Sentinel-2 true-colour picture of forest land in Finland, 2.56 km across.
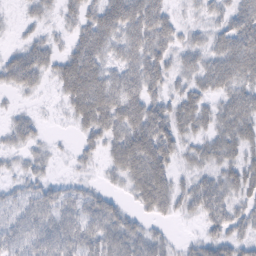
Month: February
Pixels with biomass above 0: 80%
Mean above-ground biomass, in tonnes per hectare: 44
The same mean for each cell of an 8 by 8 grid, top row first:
7 19 41 72 79 21 23 49
21 36 61 50 66 35 40 70
51 24 101 63 72 29 50 59
15 3 56 74 71 53 37 63
25 14 19 45 83 49 39 49
20 21 13 21 81 32 36 54
42 53 51 39 34 32 53 36
44 57 57 53 47 11 34 36
